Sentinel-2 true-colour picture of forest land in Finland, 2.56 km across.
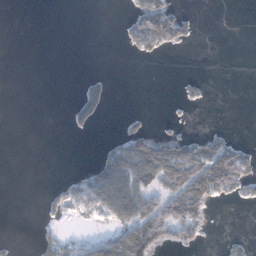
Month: January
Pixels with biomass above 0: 26%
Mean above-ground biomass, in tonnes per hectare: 32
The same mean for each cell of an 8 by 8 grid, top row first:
0 0 0 0 107 56 0 0
0 0 0 0 50 32 0 0
0 0 10 9 0 5 6 0
0 0 46 3 6 2 1 0
0 0 0 30 95 77 60 23
0 0 25 147 108 132 170 91
0 17 36 106 86 92 53 6
6 29 17 70 138 55 13 12
